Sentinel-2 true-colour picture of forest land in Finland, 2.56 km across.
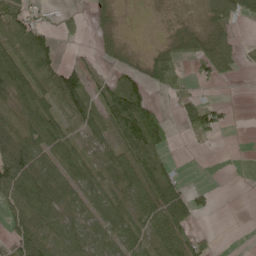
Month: June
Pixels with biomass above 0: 62%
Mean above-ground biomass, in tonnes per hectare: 47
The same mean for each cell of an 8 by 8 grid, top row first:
64 13 12 18 1 8 31 51
72 82 6 27 9 44 73 39
106 83 72 26 54 54 24 7
53 73 79 90 81 12 42 2
127 80 33 47 96 10 8 0
127 72 54 52 76 34 0 0
78 68 40 56 69 84 11 0
67 69 54 52 48 79 20 0
